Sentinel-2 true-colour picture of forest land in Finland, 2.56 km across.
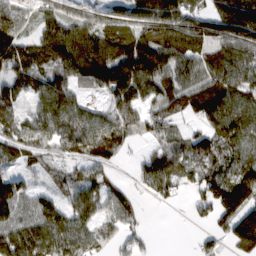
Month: March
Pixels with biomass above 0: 81%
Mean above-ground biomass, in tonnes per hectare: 86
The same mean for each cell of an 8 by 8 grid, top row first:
75 63 57 49 38 104 67 153
114 108 149 117 136 141 115 101
77 87 99 170 148 107 104 105
60 105 88 86 84 83 126 106
95 66 111 113 30 53 100 85
57 33 60 34 63 74 82 120
66 84 100 70 14 10 75 170
93 88 91 57 28 0 35 125
